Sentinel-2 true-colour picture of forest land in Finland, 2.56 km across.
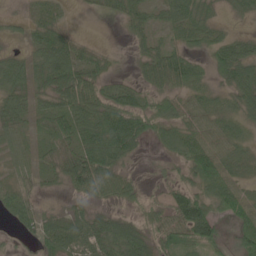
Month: June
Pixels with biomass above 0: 82%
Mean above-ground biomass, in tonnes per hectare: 49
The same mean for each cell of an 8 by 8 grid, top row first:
26 31 3 17 38 53 37 22
27 67 28 9 32 37 38 49
69 62 89 24 38 70 35 87
60 62 84 87 73 50 47 55
36 44 68 89 26 52 46 39
31 38 97 77 14 28 79 34
55 30 31 31 35 69 61 61
14 75 65 73 64 69 60 50
